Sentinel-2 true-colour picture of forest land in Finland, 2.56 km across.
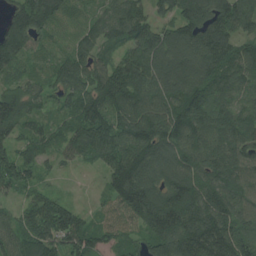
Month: July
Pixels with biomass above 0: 94%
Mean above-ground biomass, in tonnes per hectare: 124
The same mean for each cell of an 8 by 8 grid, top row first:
102 138 45 91 100 110 147 144
135 44 87 64 148 151 151 98
68 66 114 161 172 162 144 111
167 60 128 143 159 161 148 95
88 80 139 142 176 160 142 142
130 35 8 116 176 159 149 143
59 147 42 47 189 208 170 123
123 163 132 67 90 204 220 153
